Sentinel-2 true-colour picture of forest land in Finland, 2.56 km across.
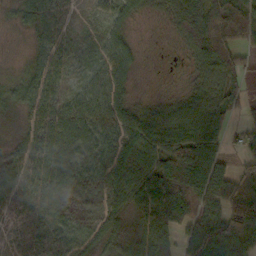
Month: October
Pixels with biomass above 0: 88%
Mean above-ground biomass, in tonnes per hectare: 65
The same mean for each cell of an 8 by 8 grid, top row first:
27 62 9 44 22 76 145 102
4 50 26 55 11 21 134 68
30 62 26 66 8 10 70 48
23 68 74 75 53 85 106 35
24 74 77 70 94 102 103 33
61 86 72 75 79 159 175 81
43 74 45 60 68 127 90 105
25 40 49 47 71 51 117 96
